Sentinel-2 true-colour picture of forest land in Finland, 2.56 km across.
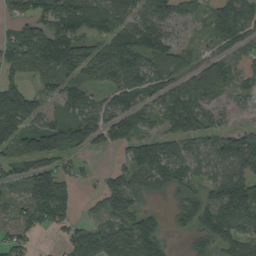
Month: September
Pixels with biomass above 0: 77%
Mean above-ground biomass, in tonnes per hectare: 80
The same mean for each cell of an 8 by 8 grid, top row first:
53 100 123 91 81 60 74 132
97 137 98 92 137 79 31 75
58 61 72 78 101 71 99 61
138 39 69 83 58 98 71 31
62 93 47 65 93 66 63 132
54 146 27 42 74 86 67 105
41 136 22 87 49 53 117 97
47 4 75 107 150 12 123 116
